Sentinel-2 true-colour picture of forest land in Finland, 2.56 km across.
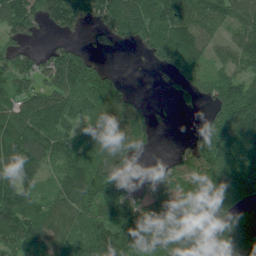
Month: June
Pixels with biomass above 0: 79%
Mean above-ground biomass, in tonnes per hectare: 112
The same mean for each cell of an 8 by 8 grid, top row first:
158 128 128 160 163 136 108 87
73 43 42 38 76 212 89 86
108 94 184 82 1 68 124 116
119 149 104 118 61 17 46 167
157 127 115 148 55 12 143 172
121 59 135 174 27 97 134 205
134 100 122 126 128 113 104 108
96 94 114 196 132 122 138 154
